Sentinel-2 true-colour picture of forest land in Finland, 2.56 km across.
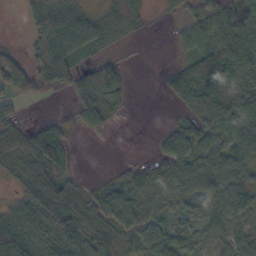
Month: October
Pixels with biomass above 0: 74%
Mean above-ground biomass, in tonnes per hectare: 53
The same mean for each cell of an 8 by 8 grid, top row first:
4 76 42 54 24 14 65 40
16 62 43 17 0 20 86 93
86 71 57 89 0 58 132 86
29 4 52 27 0 20 77 82
43 113 3 1 0 67 59 70
45 86 15 13 49 90 92 64
46 136 56 77 51 44 40 59
135 97 98 50 63 55 31 47
